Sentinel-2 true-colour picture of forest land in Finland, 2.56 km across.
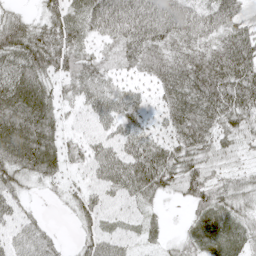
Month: May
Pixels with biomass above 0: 90%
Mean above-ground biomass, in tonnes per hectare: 57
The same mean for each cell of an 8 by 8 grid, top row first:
35 60 60 87 83 86 76 64
82 85 61 47 91 70 71 86
74 52 72 38 36 94 112 96
82 66 26 50 36 83 90 87
88 69 32 42 60 67 63 41
61 50 23 57 79 73 55 34
29 5 46 26 29 5 59 47
33 32 29 45 29 22 54 46
